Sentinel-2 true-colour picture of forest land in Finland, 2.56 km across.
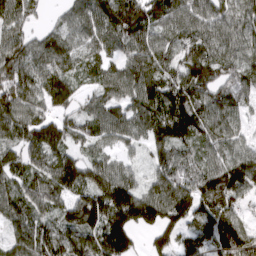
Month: March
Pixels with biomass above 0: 91%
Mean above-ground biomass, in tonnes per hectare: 113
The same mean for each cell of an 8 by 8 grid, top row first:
99 27 85 166 160 114 102 110
111 114 88 85 132 124 117 98
141 123 65 96 128 130 125 128
135 86 84 90 120 153 120 69
97 154 74 62 67 114 89 69
97 141 141 106 60 134 128 170
107 96 170 196 185 140 144 78
86 117 153 184 35 85 103 131
